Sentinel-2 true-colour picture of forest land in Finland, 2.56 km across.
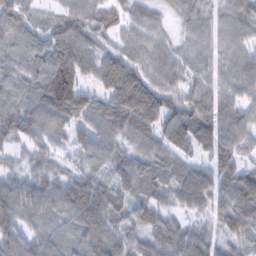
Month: February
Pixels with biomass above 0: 91%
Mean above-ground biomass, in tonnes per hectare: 65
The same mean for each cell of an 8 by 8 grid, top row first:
76 38 65 62 50 37 55 71
71 87 67 42 68 44 54 57
64 82 49 57 61 60 51 63
85 71 53 65 68 78 80 68
47 43 35 59 56 62 77 73
50 58 61 54 81 68 71 97
95 66 131 73 54 44 54 100
80 54 59 83 61 93 60 53
